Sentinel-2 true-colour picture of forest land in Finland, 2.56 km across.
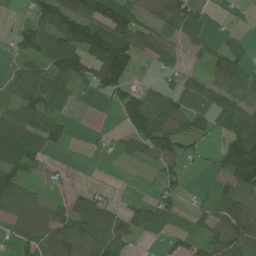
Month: July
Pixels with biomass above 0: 61%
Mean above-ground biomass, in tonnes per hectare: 61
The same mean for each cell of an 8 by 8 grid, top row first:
8 107 125 129 55 95 16 5
37 77 118 190 67 32 27 8
61 85 54 132 11 25 46 40
76 81 3 17 146 77 55 57
93 69 2 17 98 84 15 123
77 10 1 0 1 52 11 136
101 69 92 42 50 34 34 95
52 74 87 86 12 35 53 111
